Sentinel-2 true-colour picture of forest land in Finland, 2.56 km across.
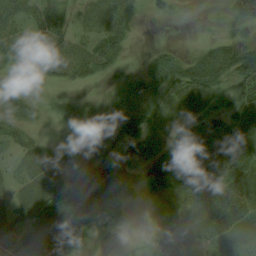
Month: August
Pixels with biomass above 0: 72%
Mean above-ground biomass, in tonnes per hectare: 37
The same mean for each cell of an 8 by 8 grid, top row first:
35 39 20 36 10 6 1 42
41 51 29 48 4 11 29 48
2 17 28 24 42 52 65 53
23 9 28 32 55 22 43 45
33 20 28 61 51 46 48 68
21 35 55 61 38 71 46 58
31 57 62 26 7 32 50 73
28 48 29 6 13 60 54 43
